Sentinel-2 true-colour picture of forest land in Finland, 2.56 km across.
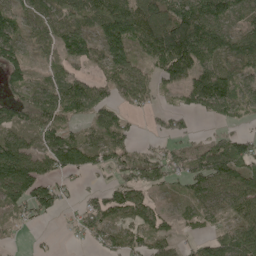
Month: May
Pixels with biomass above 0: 75%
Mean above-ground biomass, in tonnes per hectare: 67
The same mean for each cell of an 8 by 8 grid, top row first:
59 70 72 141 136 136 123 56
70 51 91 120 84 198 116 85
65 30 44 60 57 80 96 62
53 83 53 49 30 41 50 43
84 71 63 66 14 30 49 65
146 70 35 36 78 47 91 81
47 63 30 91 71 14 49 71
9 5 23 55 53 37 43 84
